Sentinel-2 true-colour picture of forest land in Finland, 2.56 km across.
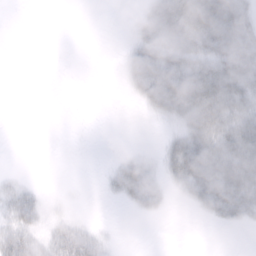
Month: February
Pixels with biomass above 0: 43%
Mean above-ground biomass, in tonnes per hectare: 18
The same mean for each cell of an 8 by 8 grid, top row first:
0 0 0 0 19 74 67 38
0 0 0 0 35 43 42 48
0 0 0 0 52 56 56 36
0 0 0 0 7 28 45 30
0 0 0 0 1 18 35 42
4 0 0 9 39 23 40 42
30 7 0 0 24 2 24 31
37 20 35 5 0 0 0 0
